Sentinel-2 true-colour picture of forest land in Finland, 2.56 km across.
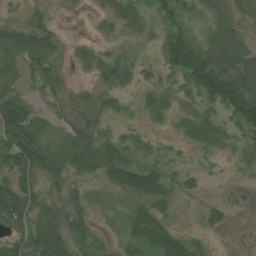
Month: July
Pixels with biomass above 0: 75%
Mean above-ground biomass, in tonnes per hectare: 40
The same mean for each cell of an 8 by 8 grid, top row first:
9 22 6 46 30 59 40 43
58 52 17 17 7 99 71 70
36 41 7 42 15 39 122 91
95 26 48 27 17 21 29 89
87 49 63 38 14 12 36 30
64 47 29 50 61 21 9 7
103 39 32 15 45 17 18 8
49 74 26 11 59 42 13 4
